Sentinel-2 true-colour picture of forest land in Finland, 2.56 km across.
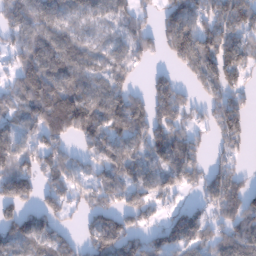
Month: January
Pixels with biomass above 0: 75%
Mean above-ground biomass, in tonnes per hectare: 99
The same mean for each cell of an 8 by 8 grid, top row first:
113 107 60 67 39 127 96 123
75 126 85 69 66 131 125 132
86 166 110 97 22 55 103 76
75 234 203 144 115 120 62 99
93 103 63 104 112 150 36 59
164 87 72 101 102 111 92 63
101 90 42 90 93 57 76 141
106 102 52 138 81 117 90 127
